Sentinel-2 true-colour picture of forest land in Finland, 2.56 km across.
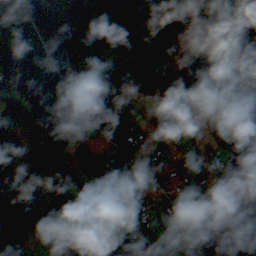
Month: October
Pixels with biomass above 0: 79%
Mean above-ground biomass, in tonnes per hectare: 91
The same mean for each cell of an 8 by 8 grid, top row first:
68 69 64 137 131 97 110 106
87 99 113 72 141 121 118 70
76 105 33 125 72 131 147 131
83 120 102 94 36 51 30 82
65 158 34 97 61 18 52 117
82 172 106 236 80 42 62 61
137 158 156 96 75 24 22 150
66 34 88 134 50 1 63 90
